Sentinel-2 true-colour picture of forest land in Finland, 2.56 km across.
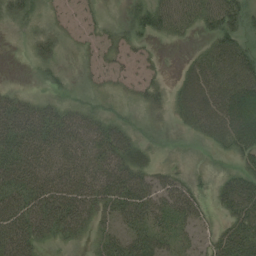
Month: August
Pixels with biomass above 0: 74%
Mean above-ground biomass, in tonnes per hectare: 35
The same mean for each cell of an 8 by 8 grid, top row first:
28 12 11 3 41 52 41 37
1 30 8 19 12 3 29 38
1 14 9 15 21 16 66 76
56 43 35 19 22 23 60 102
57 57 53 62 22 6 13 51
56 53 49 54 39 27 8 37
57 63 55 43 55 50 16 57
62 23 18 32 43 25 20 59
